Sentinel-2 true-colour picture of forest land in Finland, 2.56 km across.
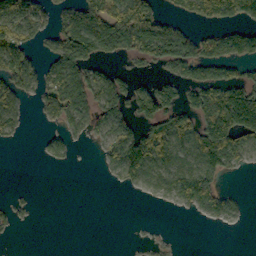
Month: October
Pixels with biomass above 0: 48%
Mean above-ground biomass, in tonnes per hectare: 57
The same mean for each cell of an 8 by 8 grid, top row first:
90 39 120 134 135 31 57 81
91 32 130 84 113 107 63 87
91 77 113 67 15 55 90 87
52 57 72 80 72 78 135 215
8 30 8 65 137 82 154 81
0 0 0 17 59 59 97 7
14 0 0 0 0 16 69 19
2 0 0 0 2 1 0 0
